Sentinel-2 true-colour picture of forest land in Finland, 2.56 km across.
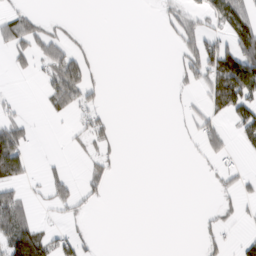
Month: March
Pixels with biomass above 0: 28%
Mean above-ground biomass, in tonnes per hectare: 31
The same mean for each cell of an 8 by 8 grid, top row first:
56 11 0 0 0 44 44 94
56 68 18 0 0 25 76 123
5 44 100 0 0 13 73 183
13 20 37 8 0 4 38 65
109 0 13 25 0 2 37 11
83 30 18 26 0 0 8 27
88 16 26 2 0 0 6 19
119 52 32 0 0 0 23 20
